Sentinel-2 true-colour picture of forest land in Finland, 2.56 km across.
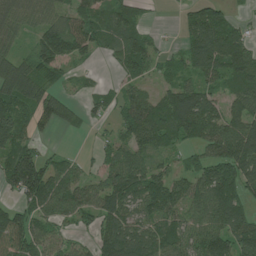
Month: July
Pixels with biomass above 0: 74%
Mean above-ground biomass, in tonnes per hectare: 74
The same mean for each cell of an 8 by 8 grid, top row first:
62 45 73 63 33 10 79 14
34 104 74 45 74 16 115 89
124 63 14 9 45 45 58 96
118 99 39 36 105 153 113 90
99 13 1 36 77 47 83 132
151 94 44 71 91 52 94 116
64 81 83 108 76 67 111 102
123 63 24 121 105 86 104 102
